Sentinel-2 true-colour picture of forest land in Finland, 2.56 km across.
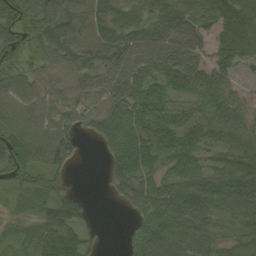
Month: September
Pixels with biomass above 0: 86%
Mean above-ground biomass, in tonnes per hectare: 65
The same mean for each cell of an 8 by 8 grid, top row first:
66 69 63 65 56 85 63 86
66 56 71 71 82 79 58 81
59 63 61 70 90 79 73 31
71 65 49 90 94 50 60 54
91 84 35 68 97 99 62 76
49 49 0 51 78 72 68 103
23 58 47 3 74 128 81 79
26 58 65 0 91 78 59 55
